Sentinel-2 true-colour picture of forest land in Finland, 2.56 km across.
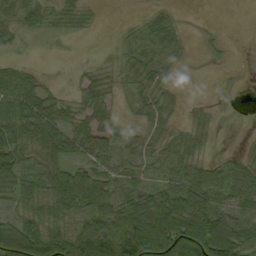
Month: September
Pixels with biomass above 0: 70%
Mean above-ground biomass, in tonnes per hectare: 49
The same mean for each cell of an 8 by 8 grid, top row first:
43 35 32 0 17 16 0 0
13 2 1 11 39 30 6 0
53 10 19 32 49 12 0 3
73 71 41 24 34 16 14 4
68 75 61 58 30 39 17 5
61 65 60 51 33 42 52 54
35 56 66 82 105 105 85 53
114 101 127 147 175 157 143 84
